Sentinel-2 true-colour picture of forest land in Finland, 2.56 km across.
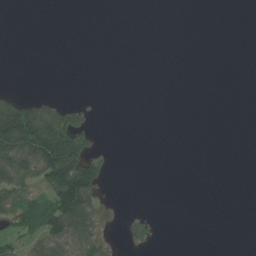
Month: June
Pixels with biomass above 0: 21%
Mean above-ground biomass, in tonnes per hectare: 34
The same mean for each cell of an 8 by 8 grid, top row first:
0 0 0 0 0 0 0 0
0 0 0 0 0 0 0 0
0 0 0 0 0 0 0 0
169 87 56 0 0 0 0 0
227 274 140 3 0 0 0 0
139 143 206 10 0 0 0 0
115 121 147 29 3 0 0 0
59 83 80 30 37 0 0 0
